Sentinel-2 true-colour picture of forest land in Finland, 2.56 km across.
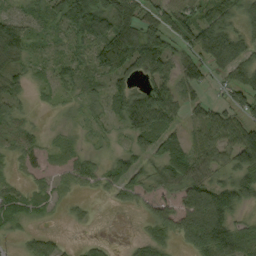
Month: September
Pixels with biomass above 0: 75%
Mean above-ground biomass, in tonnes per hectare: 52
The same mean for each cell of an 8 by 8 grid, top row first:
35 53 178 116 64 66 47 46
78 19 45 140 133 36 9 28
43 29 40 58 55 63 48 61
34 8 26 43 151 69 63 54
40 16 12 14 64 58 69 105
13 20 54 56 56 69 44 67
60 28 17 25 24 34 86 53
13 50 25 8 35 28 54 77
